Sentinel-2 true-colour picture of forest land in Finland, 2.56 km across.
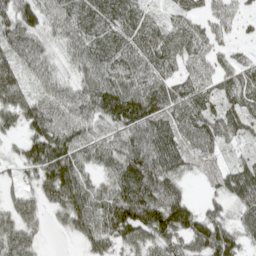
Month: April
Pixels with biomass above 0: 90%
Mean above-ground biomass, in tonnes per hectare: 74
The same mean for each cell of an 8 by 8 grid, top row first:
94 61 90 97 55 38 40 34
59 41 74 85 79 66 47 14
81 46 55 91 78 59 53 55
93 98 67 127 134 74 67 72
27 130 92 75 102 95 55 32
26 114 89 76 128 78 38 102
68 51 104 113 143 121 38 61
87 10 41 88 68 80 123 65
